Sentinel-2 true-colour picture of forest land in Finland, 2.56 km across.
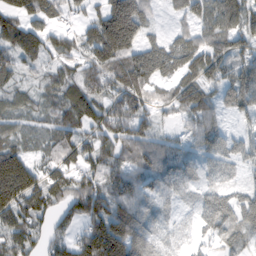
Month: February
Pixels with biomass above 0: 87%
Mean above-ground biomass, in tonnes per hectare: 89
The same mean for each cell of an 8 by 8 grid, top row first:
102 91 44 173 97 34 93 103
104 79 72 166 93 92 97 78
50 48 72 84 108 85 96 103
61 56 118 98 76 60 86 74
71 59 97 103 101 59 87 56
232 84 84 108 100 87 45 43
129 91 113 123 84 43 104 103
92 75 102 201 99 29 45 72
